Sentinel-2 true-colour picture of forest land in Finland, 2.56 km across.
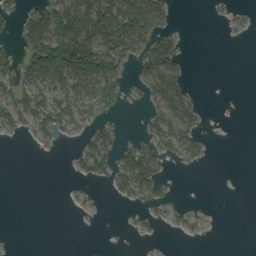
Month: September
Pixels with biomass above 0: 37%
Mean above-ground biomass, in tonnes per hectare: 27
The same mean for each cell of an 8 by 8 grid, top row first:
18 82 98 101 88 5 2 8
24 130 144 78 44 29 0 0
39 73 81 56 31 52 0 0
46 56 37 19 13 57 5 0
2 12 15 28 37 53 9 0
0 0 14 39 74 2 0 0
0 0 5 1 13 9 3 0
0 0 0 0 3 1 2 0
